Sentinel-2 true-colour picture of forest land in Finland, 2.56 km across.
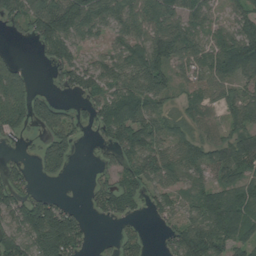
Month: August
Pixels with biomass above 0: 73%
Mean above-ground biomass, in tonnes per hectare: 63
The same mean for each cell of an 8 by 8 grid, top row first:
63 114 110 68 74 72 50 56
6 56 40 43 81 85 63 120
78 12 61 67 118 53 55 61
94 74 25 98 85 44 41 63
10 65 21 59 96 62 58 61
44 26 0 40 71 57 42 54
87 105 22 60 32 50 88 107
97 150 69 19 33 65 110 70
